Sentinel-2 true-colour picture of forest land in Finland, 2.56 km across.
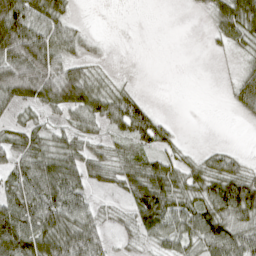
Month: April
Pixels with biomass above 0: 66%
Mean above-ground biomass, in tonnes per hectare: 42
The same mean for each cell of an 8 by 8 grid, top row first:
103 71 4 0 0 0 22 92
124 86 23 2 0 0 4 27
104 101 72 18 1 0 0 28
24 32 59 57 42 0 0 16
42 43 35 27 33 22 5 2
47 80 52 32 69 51 55 50
65 72 54 12 79 52 67 81
101 76 73 17 27 49 70 62
